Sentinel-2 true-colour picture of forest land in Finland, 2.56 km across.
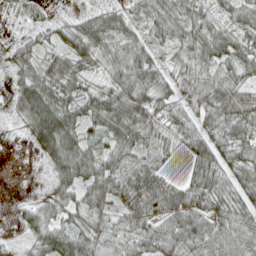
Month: April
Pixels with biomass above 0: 90%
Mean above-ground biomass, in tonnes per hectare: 52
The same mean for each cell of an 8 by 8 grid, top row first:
33 25 27 49 48 60 37 42
47 34 63 57 52 49 59 50
47 79 53 51 73 49 58 47
43 97 55 72 64 45 58 66
4 88 60 54 57 25 53 51
0 33 76 64 72 16 61 41
9 51 55 43 69 75 64 55
8 66 63 44 52 65 69 70
